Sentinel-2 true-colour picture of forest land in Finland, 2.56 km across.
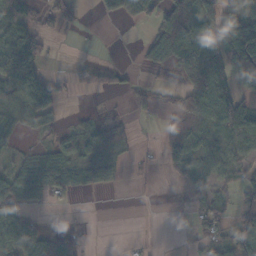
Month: November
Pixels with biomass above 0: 54%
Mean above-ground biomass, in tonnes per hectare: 46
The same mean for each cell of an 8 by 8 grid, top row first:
40 34 20 21 36 118 62 78
105 24 1 1 31 142 95 131
131 89 30 25 10 64 162 78
49 84 6 3 14 43 110 78
16 17 49 51 11 55 38 44
67 88 46 28 14 9 29 33
67 10 2 0 0 0 47 45
93 56 27 0 4 0 38 63
